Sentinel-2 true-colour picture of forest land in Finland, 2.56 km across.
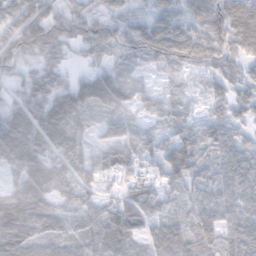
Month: November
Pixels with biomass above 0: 91%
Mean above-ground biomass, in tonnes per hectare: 61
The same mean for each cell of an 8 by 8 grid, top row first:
55 76 63 48 37 53 78 84
70 70 39 58 61 80 74 59
35 74 48 80 21 23 34 47
61 88 76 58 33 36 28 36
131 98 66 60 66 71 60 48
34 82 72 44 57 83 43 65
90 63 59 61 70 27 57 61
93 65 57 82 45 76 53 79
